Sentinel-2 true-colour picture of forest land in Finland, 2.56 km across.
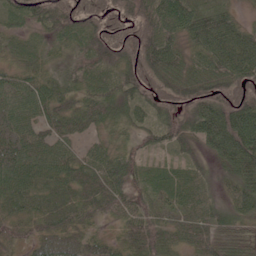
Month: June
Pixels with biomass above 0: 93%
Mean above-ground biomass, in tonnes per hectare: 62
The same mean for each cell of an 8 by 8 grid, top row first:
44 69 87 76 92 95 65 26
35 27 48 85 99 59 91 97
44 41 48 57 81 76 79 83
67 59 68 54 50 58 96 107
83 66 36 35 36 52 64 138
82 65 73 77 37 39 29 81
44 53 56 56 44 52 43 57
28 54 46 29 63 40 63 57
